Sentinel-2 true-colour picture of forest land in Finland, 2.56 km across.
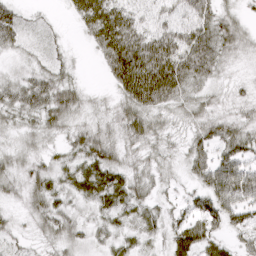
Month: April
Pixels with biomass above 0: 86%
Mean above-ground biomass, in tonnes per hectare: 41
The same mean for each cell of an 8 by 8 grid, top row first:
38 8 46 80 33 41 59 24
27 20 5 88 85 75 75 35
32 41 12 45 108 82 39 13
37 54 32 30 64 28 34 27
21 22 42 46 41 22 50 52
35 39 43 49 33 17 64 85
18 43 21 40 33 22 61 58
24 28 29 27 22 43 45 25
